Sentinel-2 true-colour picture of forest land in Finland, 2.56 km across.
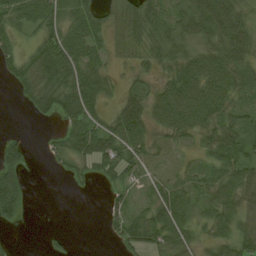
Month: August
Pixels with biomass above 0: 75%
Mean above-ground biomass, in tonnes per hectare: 40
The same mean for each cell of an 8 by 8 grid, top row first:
52 60 58 31 69 53 83 54
30 66 67 26 48 52 49 67
39 68 71 25 20 50 71 27
1 41 72 27 55 86 57 26
33 13 53 67 45 21 35 45
59 2 18 34 21 24 32 43
63 0 0 23 25 61 33 33
3 14 1 16 58 43 23 40
